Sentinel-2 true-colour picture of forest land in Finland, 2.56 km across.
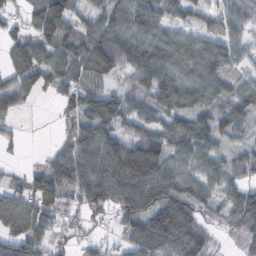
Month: October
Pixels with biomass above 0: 83%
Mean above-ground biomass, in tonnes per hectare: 73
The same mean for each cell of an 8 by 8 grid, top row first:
34 131 52 90 87 51 44 54
64 77 80 123 99 87 79 49
60 57 81 50 87 105 91 42
38 1 83 97 67 85 74 75
20 9 92 103 147 82 79 40
15 110 112 144 175 94 72 68
109 89 52 76 104 37 45 84
99 64 28 18 67 59 46 34
